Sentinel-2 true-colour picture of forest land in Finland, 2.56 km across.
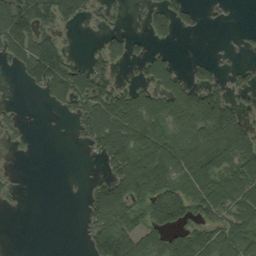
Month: September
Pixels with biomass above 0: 54%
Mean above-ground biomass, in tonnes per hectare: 55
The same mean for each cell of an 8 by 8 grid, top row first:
120 86 47 14 19 59 7 0
78 105 2 47 22 10 1 7
5 98 75 54 34 49 51 26
11 3 42 111 95 99 161 55
9 0 11 99 97 84 120 92
7 0 1 66 146 88 96 87
2 0 7 130 62 120 78 77
0 0 3 152 78 68 87 71
